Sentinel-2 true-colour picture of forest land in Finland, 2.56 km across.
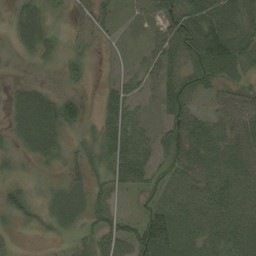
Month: September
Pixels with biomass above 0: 81%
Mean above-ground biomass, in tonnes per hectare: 47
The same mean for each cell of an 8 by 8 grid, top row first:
49 29 19 23 17 86 101 71
42 30 14 8 14 72 131 87
16 7 14 15 24 51 60 39
44 73 41 54 14 65 29 65
30 67 22 68 54 80 75 53
18 9 28 49 58 53 64 70
42 20 21 32 28 81 72 75
5 9 24 50 91 80 69 83
